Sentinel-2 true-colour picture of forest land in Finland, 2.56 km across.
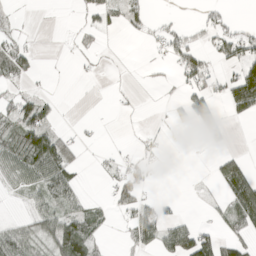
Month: April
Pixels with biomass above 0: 37%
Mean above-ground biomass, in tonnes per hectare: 26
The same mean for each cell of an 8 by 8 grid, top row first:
5 0 10 21 27 4 14 2
39 0 8 0 3 43 23 57
30 3 4 1 2 15 37 81
52 33 0 2 1 13 43 44
50 85 16 2 13 4 16 0
50 73 13 17 25 0 6 80
3 42 27 21 40 7 5 75
61 43 76 2 49 79 56 40
